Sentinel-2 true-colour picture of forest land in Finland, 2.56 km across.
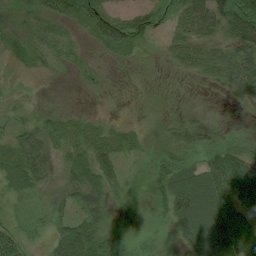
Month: August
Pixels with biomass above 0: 79%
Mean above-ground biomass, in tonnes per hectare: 29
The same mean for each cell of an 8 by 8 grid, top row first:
11 23 31 39 41 32 61 72
19 17 10 31 12 36 43 61
7 4 7 4 3 8 25 63
13 11 7 4 6 8 3 5
28 33 38 36 14 27 19 26
42 21 49 33 9 50 61 70
10 18 28 13 2 60 76 51
58 24 75 26 2 15 79 64
